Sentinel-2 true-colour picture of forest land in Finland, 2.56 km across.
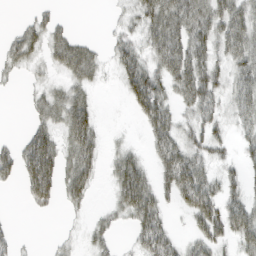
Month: March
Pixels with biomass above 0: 59%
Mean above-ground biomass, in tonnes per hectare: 33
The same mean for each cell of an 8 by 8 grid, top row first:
2 19 0 6 41 57 53 47
35 34 35 22 29 54 37 53
10 15 34 6 64 53 51 41
0 37 52 0 46 28 38 38
21 53 59 9 14 51 42 19
34 70 55 29 40 75 41 21
1 23 16 20 66 20 68 48
13 3 11 18 50 28 44 41
